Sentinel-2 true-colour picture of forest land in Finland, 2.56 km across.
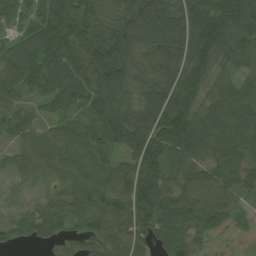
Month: August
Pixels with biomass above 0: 94%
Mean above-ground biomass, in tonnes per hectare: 74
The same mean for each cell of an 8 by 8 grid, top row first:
47 91 95 72 106 90 134 148
65 83 71 87 80 87 127 84
73 76 72 87 66 84 75 51
57 27 60 87 98 134 69 79
36 72 80 62 105 105 74 72
34 45 69 79 98 59 70 60
26 55 72 87 100 85 99 41
35 41 54 59 60 81 34 8
